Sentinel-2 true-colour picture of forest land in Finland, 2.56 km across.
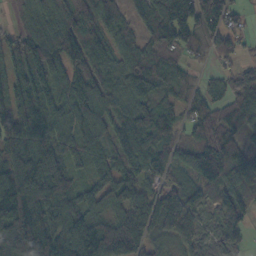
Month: October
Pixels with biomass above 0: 88%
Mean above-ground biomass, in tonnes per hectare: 106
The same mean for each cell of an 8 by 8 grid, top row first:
44 133 128 97 110 193 117 44
88 150 121 66 88 103 71 37
105 99 130 83 126 82 36 71
138 92 101 97 98 66 87 102
117 106 87 88 94 85 126 77
164 176 46 91 96 76 125 132
189 118 99 86 99 174 87 123
193 145 178 171 117 102 67 36
